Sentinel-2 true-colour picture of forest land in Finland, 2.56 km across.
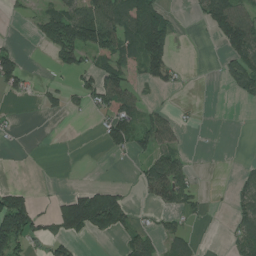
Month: July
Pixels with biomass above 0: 39%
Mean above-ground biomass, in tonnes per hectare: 50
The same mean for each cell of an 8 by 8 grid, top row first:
9 65 124 97 168 17 83 95
20 39 125 93 145 40 0 134
79 10 37 84 40 25 0 85
7 26 18 90 42 15 0 1
2 0 0 42 48 36 1 0
0 0 0 1 51 93 2 20
177 16 176 144 11 59 12 44
136 70 35 16 60 57 0 54
